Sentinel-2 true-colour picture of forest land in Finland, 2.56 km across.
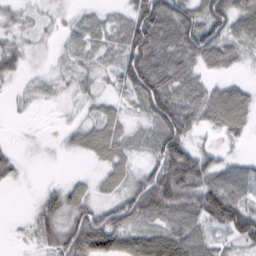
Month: February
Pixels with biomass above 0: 79%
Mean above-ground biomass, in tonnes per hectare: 49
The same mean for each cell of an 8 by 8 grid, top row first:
25 14 15 18 96 76 89 74
38 10 33 37 113 57 93 49
21 14 35 24 111 53 25 19
8 3 15 32 45 84 70 85
5 2 41 67 21 96 12 17
22 1 10 47 50 117 74 58
0 44 61 54 98 102 102 81
4 36 103 79 75 82 44 55
